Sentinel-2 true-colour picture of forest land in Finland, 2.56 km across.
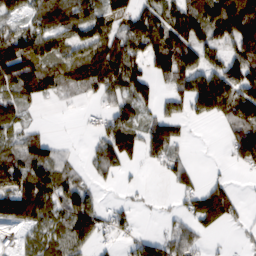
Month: February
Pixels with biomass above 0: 66%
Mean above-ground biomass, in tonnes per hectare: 71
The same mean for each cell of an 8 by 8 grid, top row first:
43 78 63 66 80 116 126 186
132 87 89 98 94 145 79 91
125 89 91 104 65 78 108 102
54 1 12 60 42 53 84 121
53 55 5 114 85 66 1 90
91 94 35 39 6 64 19 7
151 93 110 38 8 25 142 38
71 66 81 25 37 75 18 11
